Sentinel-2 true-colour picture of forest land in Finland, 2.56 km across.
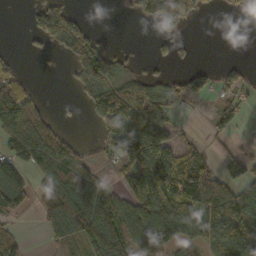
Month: October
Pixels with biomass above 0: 54%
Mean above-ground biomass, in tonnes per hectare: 68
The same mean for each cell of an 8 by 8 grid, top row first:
0 95 26 0 41 80 11 10
4 25 87 20 1 29 0 0
51 0 50 81 42 27 45 40
122 26 9 152 89 30 15 45
110 105 32 84 185 62 27 13
90 102 119 23 178 178 107 91
73 80 146 127 119 107 119 112
43 31 65 143 119 87 94 147
